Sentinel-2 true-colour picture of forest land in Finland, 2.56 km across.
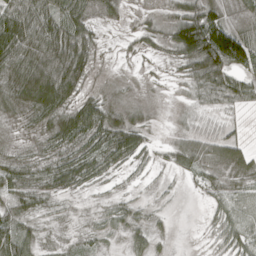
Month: April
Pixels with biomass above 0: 80%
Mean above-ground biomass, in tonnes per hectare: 37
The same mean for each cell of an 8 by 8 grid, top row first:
68 63 48 11 10 41 78 14
78 94 83 2 13 67 150 104
68 120 56 6 4 10 71 54
23 51 68 36 13 5 24 22
7 17 35 55 31 25 44 35
41 31 48 18 10 16 27 24
38 13 3 18 15 3 17 33
71 6 11 8 30 4 7 51
